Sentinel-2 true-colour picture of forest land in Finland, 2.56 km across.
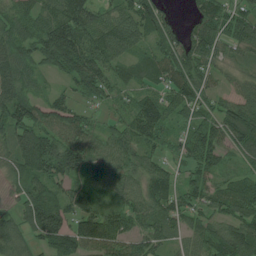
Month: July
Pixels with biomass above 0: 89%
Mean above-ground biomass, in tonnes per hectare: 85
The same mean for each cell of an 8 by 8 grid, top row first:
90 87 124 67 113 20 91 75
109 153 146 95 48 98 86 60
122 32 110 79 59 99 59 40
134 90 59 40 112 58 64 99
89 118 106 73 81 61 123 80
64 114 68 80 83 54 82 53
46 150 92 66 75 82 64 88
84 106 128 111 80 47 86 117
